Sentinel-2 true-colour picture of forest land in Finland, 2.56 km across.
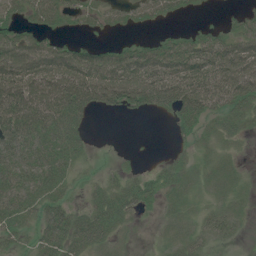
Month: July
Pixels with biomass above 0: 70%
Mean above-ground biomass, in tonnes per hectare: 44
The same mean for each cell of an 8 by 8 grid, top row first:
31 55 23 28 34 22 3 17
88 63 37 34 45 60 61 64
96 97 105 98 95 83 77 91
87 95 67 21 28 50 50 44
69 69 42 0 0 13 25 13
56 62 11 17 21 35 33 18
46 46 22 61 22 26 27 20
21 53 60 35 0 38 30 9
